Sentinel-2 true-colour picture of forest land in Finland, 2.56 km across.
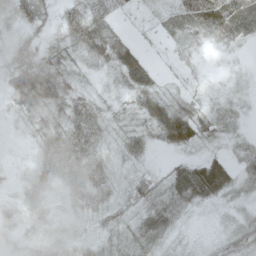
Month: May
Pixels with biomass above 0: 90%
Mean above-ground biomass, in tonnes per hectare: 29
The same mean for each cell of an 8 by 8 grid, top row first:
38 27 44 36 9 26 78 51
39 29 37 48 13 11 12 10
52 59 19 13 38 11 8 8
27 49 45 17 36 50 25 16
7 35 54 17 24 35 20 20
9 33 38 22 20 36 72 33
17 23 25 24 33 39 13 16
14 22 19 29 45 17 13 37
